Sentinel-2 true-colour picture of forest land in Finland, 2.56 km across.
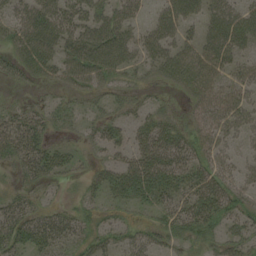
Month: August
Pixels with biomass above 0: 73%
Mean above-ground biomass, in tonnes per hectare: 31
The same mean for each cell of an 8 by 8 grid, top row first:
32 53 44 44 18 46 32 37
34 45 56 59 35 43 39 31
19 18 36 27 12 35 36 27
22 23 18 20 21 12 30 34
41 27 12 28 39 46 30 17
13 31 13 34 56 42 40 27
34 21 19 17 15 35 44 25
39 49 29 31 35 27 23 29
